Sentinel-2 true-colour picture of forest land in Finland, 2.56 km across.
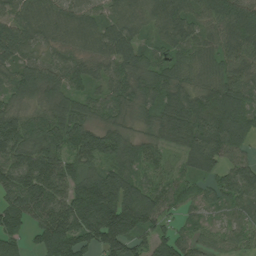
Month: July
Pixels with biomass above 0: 93%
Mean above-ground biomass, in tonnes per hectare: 92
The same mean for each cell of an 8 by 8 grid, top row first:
85 92 86 55 74 102 87 140
125 56 70 88 54 71 71 90
85 102 65 70 87 83 75 78
80 73 69 70 52 97 137 115
157 97 109 88 50 64 161 98
142 144 77 104 56 40 67 107
122 126 166 198 126 44 41 65
66 142 129 183 68 76 36 41
